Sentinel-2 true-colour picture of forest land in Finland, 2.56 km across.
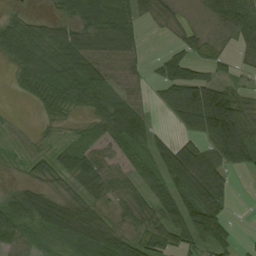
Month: August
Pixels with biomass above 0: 79%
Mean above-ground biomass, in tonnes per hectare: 62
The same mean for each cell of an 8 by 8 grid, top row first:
27 24 56 90 48 25 36 95
69 71 78 76 36 26 34 33
24 61 103 68 46 79 55 19
3 35 34 77 64 77 175 95
18 22 37 54 77 73 71 120
11 53 82 60 48 142 158 12
76 77 63 31 57 112 141 2
57 33 77 93 61 72 95 12
